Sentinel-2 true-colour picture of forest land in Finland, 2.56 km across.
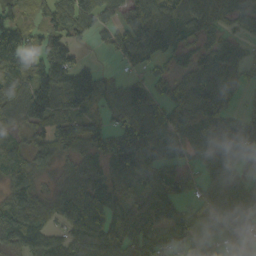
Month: October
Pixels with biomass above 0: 83%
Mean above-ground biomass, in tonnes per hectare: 85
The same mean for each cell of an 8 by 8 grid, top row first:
39 65 107 58 93 49 92 60
70 127 38 50 91 81 76 49
122 183 159 35 58 80 100 51
83 143 95 49 103 106 77 42
46 120 139 125 135 95 78 96
74 51 81 83 127 92 70 59
118 79 126 69 76 69 71 81
86 71 101 84 87 77 53 85
